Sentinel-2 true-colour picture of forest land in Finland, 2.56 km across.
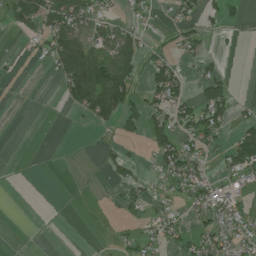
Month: July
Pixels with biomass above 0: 38%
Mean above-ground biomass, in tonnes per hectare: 35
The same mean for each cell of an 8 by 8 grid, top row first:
63 85 86 28 24 20 27 11
3 61 114 89 36 26 17 3
4 5 142 145 30 60 49 0
0 0 35 97 55 58 85 15
0 1 0 13 23 71 41 78
0 0 0 16 21 67 39 44
0 0 0 7 28 30 68 39
0 0 0 7 31 32 50 45
